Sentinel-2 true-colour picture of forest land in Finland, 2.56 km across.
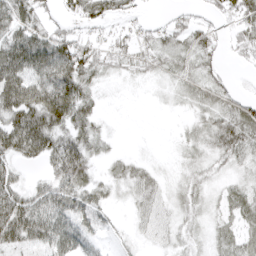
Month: April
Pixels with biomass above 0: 73%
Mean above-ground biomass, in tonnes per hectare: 33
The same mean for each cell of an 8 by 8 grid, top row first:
54 22 37 35 13 16 23 58
68 65 61 36 30 32 33 31
72 62 57 9 12 19 31 8
69 89 52 1 0 4 31 45
65 57 49 9 1 5 23 52
24 27 46 17 23 7 16 14
71 66 43 17 24 17 13 31
55 58 46 9 13 18 15 31
